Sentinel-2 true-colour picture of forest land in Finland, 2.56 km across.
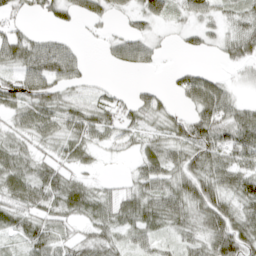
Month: April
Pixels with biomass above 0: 76%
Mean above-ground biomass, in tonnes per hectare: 43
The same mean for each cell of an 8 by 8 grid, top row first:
26 31 37 25 39 21 35 35
71 61 17 27 45 9 20 46
49 72 33 2 2 22 44 11
39 60 46 44 48 19 74 45
35 31 47 27 30 49 77 88
58 59 22 8 48 51 64 72
53 53 52 50 62 58 68 54
27 53 40 39 40 29 59 80
